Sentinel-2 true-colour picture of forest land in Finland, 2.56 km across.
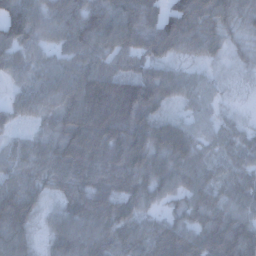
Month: December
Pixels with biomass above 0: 93%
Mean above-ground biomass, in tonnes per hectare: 66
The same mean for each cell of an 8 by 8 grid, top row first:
86 72 85 95 91 88 77 52
68 45 75 83 74 58 46 27
40 74 103 102 75 51 25 16
44 56 112 130 77 19 29 11
37 68 105 107 89 90 34 41
58 63 75 79 83 66 50 50
89 28 70 72 47 32 72 55
71 36 77 69 72 87 84 98
